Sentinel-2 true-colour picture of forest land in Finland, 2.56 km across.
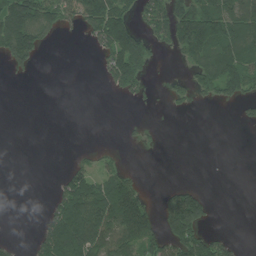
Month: July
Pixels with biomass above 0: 38%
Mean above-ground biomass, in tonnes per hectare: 62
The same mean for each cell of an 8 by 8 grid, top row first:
175 131 117 159 64 135 148 128
159 26 2 128 118 68 133 130
9 0 0 80 79 22 102 136
0 0 0 0 4 11 0 18
0 0 2 4 9 0 0 0
0 1 89 69 9 0 0 0
0 33 149 164 116 179 61 0
10 118 176 125 128 117 85 14
